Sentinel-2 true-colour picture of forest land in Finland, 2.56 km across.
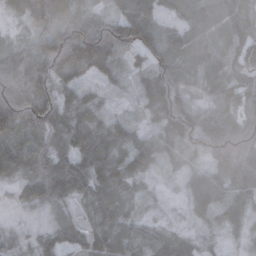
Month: November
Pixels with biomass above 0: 92%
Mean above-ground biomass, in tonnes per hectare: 67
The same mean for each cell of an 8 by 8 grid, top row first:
29 90 89 60 122 41 78 75
78 128 178 98 86 74 63 57
126 143 67 32 37 71 43 49
137 123 84 37 31 127 55 48
80 69 83 78 77 68 73 115
44 94 89 73 53 18 52 79
10 24 22 57 21 11 67 50
17 32 39 76 55 52 13 14
